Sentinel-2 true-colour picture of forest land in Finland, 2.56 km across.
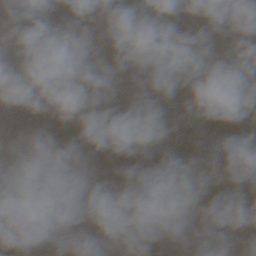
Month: November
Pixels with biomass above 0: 64%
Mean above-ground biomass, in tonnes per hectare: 68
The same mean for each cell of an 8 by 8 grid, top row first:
45 133 80 17 93 73 110 147
99 119 60 42 92 83 71 112
40 71 78 109 74 65 89 142
0 70 119 77 98 60 63 95
2 31 114 127 86 50 33 42
6 16 96 87 77 73 42 20
17 11 33 82 48 70 55 37
144 40 10 50 93 62 57 9
